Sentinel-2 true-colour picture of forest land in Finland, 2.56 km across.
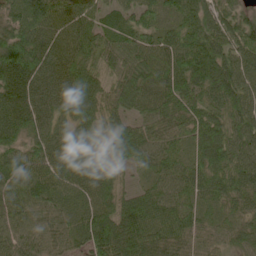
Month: May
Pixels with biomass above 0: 97%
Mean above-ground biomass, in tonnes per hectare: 78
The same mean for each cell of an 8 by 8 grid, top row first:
75 100 78 51 55 58 81 64
122 86 86 80 80 80 123 92
119 79 105 61 95 93 129 92
94 68 86 67 59 78 86 92
59 78 70 72 76 51 108 84
77 78 77 64 30 70 80 83
68 66 63 73 88 76 46 51
67 68 59 125 102 79 53 56
